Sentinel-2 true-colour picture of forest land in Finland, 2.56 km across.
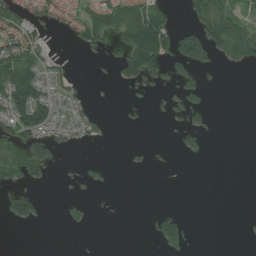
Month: July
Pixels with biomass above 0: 30%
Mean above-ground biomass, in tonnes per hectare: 35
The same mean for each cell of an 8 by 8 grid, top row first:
59 39 40 76 115 14 96 29
75 24 25 31 207 96 104 91
127 48 7 15 83 55 10 0
115 89 34 2 7 33 33 0
80 86 21 5 4 11 10 0
47 28 17 7 2 0 0 0
84 4 14 1 0 4 0 0
0 0 0 0 3 61 0 1
